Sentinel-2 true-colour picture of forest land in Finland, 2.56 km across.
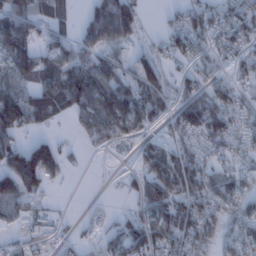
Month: January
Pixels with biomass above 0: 65%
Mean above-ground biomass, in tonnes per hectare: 58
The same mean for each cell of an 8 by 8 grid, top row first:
106 76 25 142 26 26 64 71
88 58 51 53 22 50 46 48
55 73 102 72 76 32 53 38
123 76 67 99 70 58 113 54
56 57 15 37 31 47 56 37
117 80 2 2 65 107 72 51
48 17 3 9 61 86 64 55
13 33 26 45 100 66 59 66
